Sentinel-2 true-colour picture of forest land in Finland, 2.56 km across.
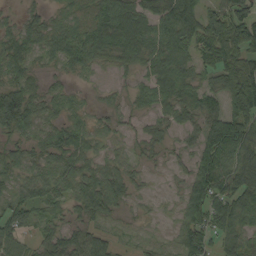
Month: September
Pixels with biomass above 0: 83%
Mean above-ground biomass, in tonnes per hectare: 57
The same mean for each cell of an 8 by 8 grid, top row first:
20 31 43 84 68 105 69 96
54 50 71 69 73 86 72 112
55 24 18 16 35 68 39 129
112 40 28 27 28 56 63 114
41 54 59 29 32 24 97 106
47 58 64 57 17 15 100 73
63 49 49 48 15 20 82 75
59 48 61 38 27 41 70 71
